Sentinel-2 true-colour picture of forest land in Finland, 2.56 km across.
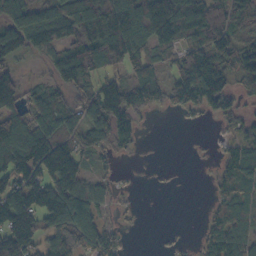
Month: October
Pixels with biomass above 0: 71%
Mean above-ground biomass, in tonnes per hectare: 87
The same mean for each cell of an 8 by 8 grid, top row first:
101 103 151 143 153 155 136 101
99 82 136 156 83 77 138 97
69 40 98 63 111 77 168 75
105 121 96 152 50 28 60 52
189 147 92 78 12 0 5 76
119 126 86 24 0 1 14 111
151 142 121 33 2 0 29 102
143 92 127 56 0 11 76 110
